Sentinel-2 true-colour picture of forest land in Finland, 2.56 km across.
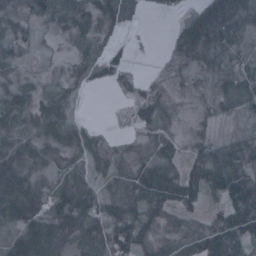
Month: January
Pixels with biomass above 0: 79%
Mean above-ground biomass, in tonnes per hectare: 44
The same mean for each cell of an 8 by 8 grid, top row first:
45 40 32 22 4 7 76 85
39 6 12 10 1 34 82 39
41 18 10 8 6 9 16 28
53 48 10 0 22 10 18 20
67 47 41 13 23 29 45 38
90 46 39 32 67 59 82 76
84 62 77 58 86 55 34 103
81 140 49 67 54 58 105 78
